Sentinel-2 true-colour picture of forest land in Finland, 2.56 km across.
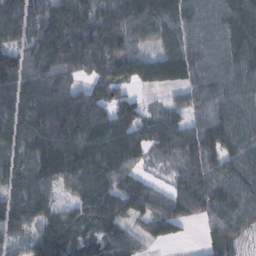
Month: February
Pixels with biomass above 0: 90%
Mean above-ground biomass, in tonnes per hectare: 101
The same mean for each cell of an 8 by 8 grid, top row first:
112 113 105 116 129 120 87 109
91 139 125 146 66 107 93 102
150 142 79 101 81 87 110 106
115 159 191 147 54 63 113 109
75 143 124 135 83 112 126 103
75 104 107 114 43 50 111 89
115 89 76 104 83 90 106 96
42 142 107 111 50 26 41 47
